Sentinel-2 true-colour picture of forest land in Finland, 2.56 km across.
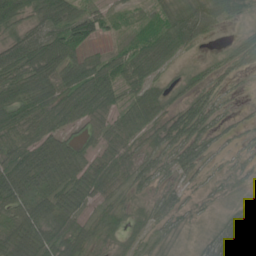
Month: June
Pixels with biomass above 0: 83%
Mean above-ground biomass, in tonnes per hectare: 52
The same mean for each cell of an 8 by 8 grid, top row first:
73 79 81 27 18 45 57 26
67 93 60 20 47 49 7 44
68 76 96 66 53 17 27 14
78 82 86 54 64 38 46 9
69 94 50 57 30 51 32 13
116 110 78 66 39 26 15 15
83 79 67 39 26 35 8 47
101 80 56 31 28 16 26 67
